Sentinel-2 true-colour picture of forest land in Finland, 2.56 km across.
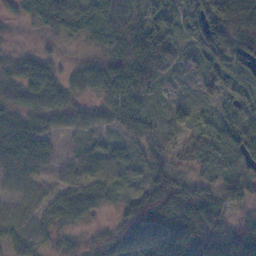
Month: November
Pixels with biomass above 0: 89%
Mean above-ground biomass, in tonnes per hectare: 56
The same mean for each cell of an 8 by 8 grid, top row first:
23 56 50 62 74 71 155 147
23 20 19 48 145 67 90 123
49 56 44 85 100 14 45 73
53 53 41 52 47 22 24 67
73 35 11 20 46 22 57 78
25 15 35 31 33 65 33 56
27 44 79 20 65 77 90 41
55 32 33 56 60 85 99 101
